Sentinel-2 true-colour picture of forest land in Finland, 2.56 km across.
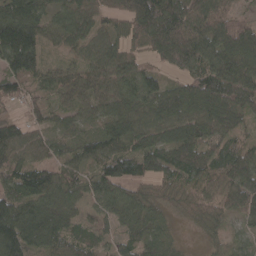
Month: April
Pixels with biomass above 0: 93%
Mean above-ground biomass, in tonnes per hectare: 82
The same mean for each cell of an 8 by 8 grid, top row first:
125 71 79 56 122 137 132 60
142 39 53 63 68 150 120 127
79 52 65 86 87 46 131 134
21 55 54 77 83 94 109 112
105 68 61 79 75 99 90 57
80 92 62 90 64 71 69 127
103 92 49 69 74 44 86 87
137 102 58 39 82 30 25 39
